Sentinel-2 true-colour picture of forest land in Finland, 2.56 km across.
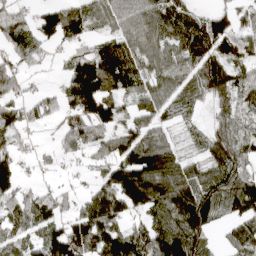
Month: April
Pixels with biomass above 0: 76%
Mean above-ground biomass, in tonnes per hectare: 82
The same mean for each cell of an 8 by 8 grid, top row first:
51 63 76 81 90 100 57 53
76 39 40 93 88 86 117 93
70 7 153 126 88 83 119 84
62 59 73 79 69 55 26 80
54 14 86 70 97 42 74 79
77 17 14 90 142 125 102 92
91 88 61 118 92 133 129 95
63 98 131 119 124 151 67 74
